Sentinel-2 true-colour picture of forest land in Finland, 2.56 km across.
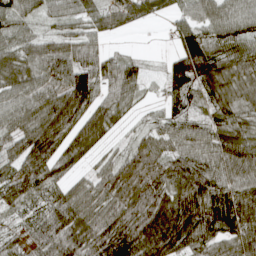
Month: April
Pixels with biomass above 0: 89%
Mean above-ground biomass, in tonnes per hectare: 79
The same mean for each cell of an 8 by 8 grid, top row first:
80 42 50 66 51 43 70 76
64 64 70 17 3 67 105 78
85 83 109 71 41 93 122 78
77 106 105 73 18 64 54 64
71 114 92 23 46 65 78 100
84 72 31 68 90 110 103 76
45 65 93 94 125 137 122 128
48 89 116 138 140 117 89 96
